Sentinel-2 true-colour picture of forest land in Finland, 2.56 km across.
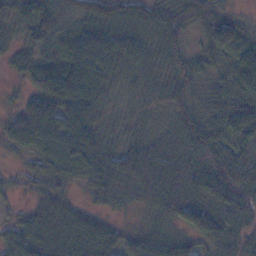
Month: November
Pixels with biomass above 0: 94%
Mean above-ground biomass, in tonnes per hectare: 60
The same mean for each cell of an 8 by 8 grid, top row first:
65 82 72 78 69 80 72 29
42 56 73 73 48 58 62 61
18 75 92 54 38 61 48 86
29 75 77 25 26 56 63 96
39 81 93 37 45 57 107 69
14 51 59 68 63 79 102 82
14 49 32 21 28 66 89 88
65 73 73 48 49 47 59 55
